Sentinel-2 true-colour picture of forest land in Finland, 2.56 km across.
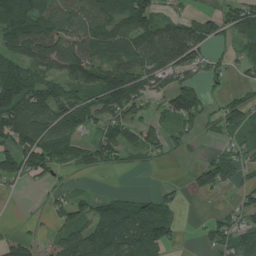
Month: July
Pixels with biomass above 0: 67%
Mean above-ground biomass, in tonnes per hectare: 65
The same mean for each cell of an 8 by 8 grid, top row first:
121 74 63 71 96 34 39 84
108 108 69 64 92 108 48 35
137 82 75 121 75 62 35 18
114 86 114 90 42 89 35 88
106 97 53 89 51 27 6 48
56 55 21 6 2 1 84 34
0 25 59 93 72 32 7 46
44 58 110 136 132 31 48 86
